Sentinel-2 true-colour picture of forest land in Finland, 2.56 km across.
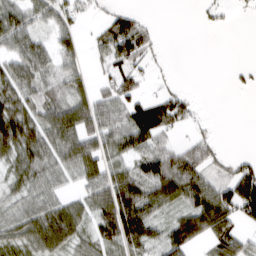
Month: March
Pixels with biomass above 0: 66%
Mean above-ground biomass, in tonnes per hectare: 52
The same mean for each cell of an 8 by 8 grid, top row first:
62 50 31 41 18 0 12 5
56 43 36 82 57 0 0 0
79 50 40 50 25 7 0 9
88 63 74 60 85 71 2 0
96 75 100 60 77 30 33 0
51 55 55 76 81 119 55 70
45 65 21 87 105 48 104 91
59 99 46 45 85 84 64 52
